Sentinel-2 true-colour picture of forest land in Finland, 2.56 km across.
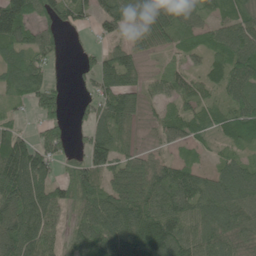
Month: June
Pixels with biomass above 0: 82%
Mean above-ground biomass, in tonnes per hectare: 78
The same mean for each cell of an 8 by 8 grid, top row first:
158 66 53 82 74 91 51 63
83 67 17 48 60 44 64 127
88 52 26 89 55 60 47 97
18 60 25 113 41 54 51 89
107 84 26 103 24 44 32 62
157 78 95 81 116 92 58 102
132 105 75 108 124 105 94 81
110 67 80 112 136 114 85 60
